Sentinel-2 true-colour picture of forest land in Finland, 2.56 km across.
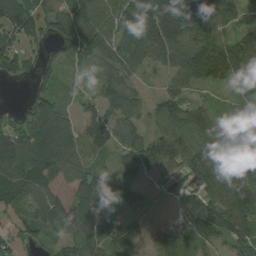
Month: August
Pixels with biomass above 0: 84%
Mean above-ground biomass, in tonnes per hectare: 81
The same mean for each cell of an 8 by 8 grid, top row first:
121 77 93 88 152 184 112 65
81 40 111 82 140 127 140 116
32 53 11 67 19 65 91 94
44 102 48 77 53 100 74 38
112 100 55 89 96 114 105 114
96 78 65 65 49 47 118 88
60 75 96 50 23 24 147 121
41 42 75 79 33 47 91 96
